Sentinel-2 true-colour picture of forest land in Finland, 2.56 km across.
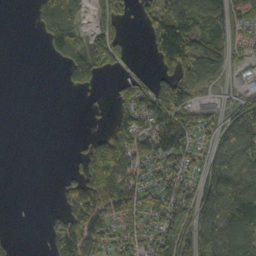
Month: October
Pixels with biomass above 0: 60%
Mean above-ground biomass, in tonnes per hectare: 83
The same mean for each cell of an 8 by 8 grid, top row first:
0 167 107 104 54 144 114 62
0 60 124 134 15 158 88 36
0 0 92 12 52 128 66 38
0 0 1 34 111 143 74 144
0 0 12 172 121 122 61 170
0 0 102 229 69 99 134 154
0 10 157 124 90 149 166 161
13 48 165 66 70 195 123 99
